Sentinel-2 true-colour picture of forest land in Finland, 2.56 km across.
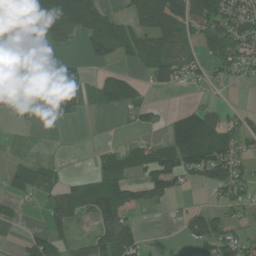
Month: July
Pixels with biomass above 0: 54%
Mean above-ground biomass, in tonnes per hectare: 56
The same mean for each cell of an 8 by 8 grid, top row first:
73 121 92 37 82 100 124 110
7 17 13 71 68 86 50 113
50 114 60 64 25 53 35 34
52 22 24 24 48 35 62 31
6 3 2 13 43 110 127 55
56 46 17 87 75 113 92 71
38 47 54 116 37 14 39 37
8 76 35 117 30 5 81 69
